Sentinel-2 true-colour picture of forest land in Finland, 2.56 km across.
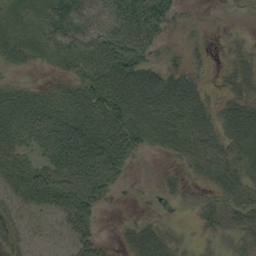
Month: September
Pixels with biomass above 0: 78%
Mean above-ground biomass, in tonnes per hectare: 37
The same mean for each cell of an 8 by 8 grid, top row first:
29 39 42 38 67 27 9 5
30 22 43 55 45 18 15 19
12 8 40 60 63 50 16 31
51 48 51 65 62 59 33 44
46 59 81 69 34 50 42 48
34 55 79 48 3 15 38 37
33 21 66 7 2 10 34 48
37 18 44 7 38 24 22 39
